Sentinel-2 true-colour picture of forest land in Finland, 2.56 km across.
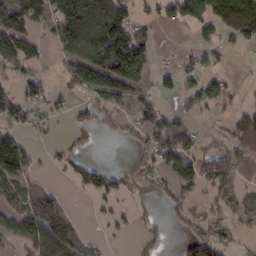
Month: February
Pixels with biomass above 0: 52%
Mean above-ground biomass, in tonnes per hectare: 64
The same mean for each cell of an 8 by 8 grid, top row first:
116 104 222 166 31 79 125 228
108 30 153 166 85 5 43 26
34 19 96 140 67 39 60 6
65 37 26 53 74 48 28 46
99 16 29 2 52 97 26 83
75 9 56 48 24 69 67 68
63 101 3 22 10 37 27 38
75 153 50 9 35 14 92 18
